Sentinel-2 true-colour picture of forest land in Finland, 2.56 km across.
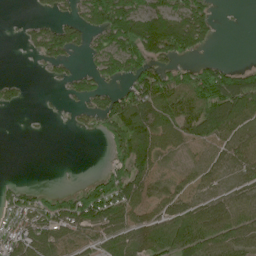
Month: June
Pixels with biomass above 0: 61%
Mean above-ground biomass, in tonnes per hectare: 63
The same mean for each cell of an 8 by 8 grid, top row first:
1 34 57 175 120 104 73 1
3 89 49 98 154 129 25 0
22 15 56 65 115 102 115 107
11 5 33 124 114 110 107 97
0 0 1 49 104 45 42 55
2 0 3 80 69 19 42 42
56 67 113 95 57 58 71 71
78 77 55 70 58 94 86 70
